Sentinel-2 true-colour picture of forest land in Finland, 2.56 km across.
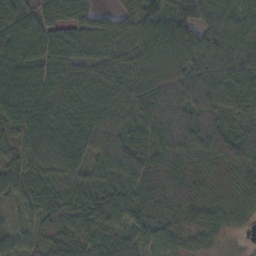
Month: October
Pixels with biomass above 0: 96%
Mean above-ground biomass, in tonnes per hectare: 86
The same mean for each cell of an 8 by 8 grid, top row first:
94 89 81 60 118 136 93 102
92 94 93 103 124 137 126 113
123 129 110 113 104 76 122 132
109 118 122 113 104 111 93 98
37 125 100 90 57 112 111 95
65 76 63 72 63 47 35 38
26 58 66 71 58 49 49 56
60 49 77 71 71 57 50 8
